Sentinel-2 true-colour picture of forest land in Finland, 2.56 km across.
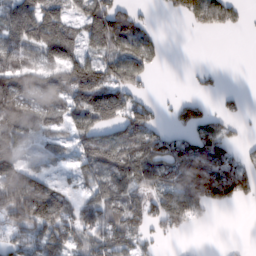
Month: February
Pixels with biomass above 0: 66%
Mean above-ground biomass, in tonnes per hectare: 69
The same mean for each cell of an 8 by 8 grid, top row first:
102 114 79 139 24 29 121 28
88 106 68 98 81 0 0 0
97 81 125 106 48 0 12 0
112 86 107 105 72 39 35 16
69 50 60 101 110 72 104 28
75 43 55 102 95 83 115 91
144 115 66 96 70 108 51 10
55 116 67 101 41 9 0 1
